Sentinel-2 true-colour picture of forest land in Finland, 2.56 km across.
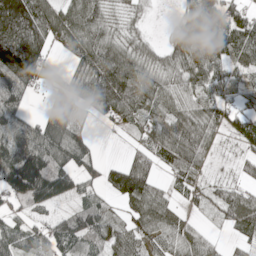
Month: May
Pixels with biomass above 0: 81%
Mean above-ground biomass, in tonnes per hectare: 77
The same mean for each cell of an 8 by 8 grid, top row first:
158 118 92 34 22 28 127 70
144 66 81 81 45 70 120 111
112 50 66 139 92 61 94 73
79 54 65 83 80 66 81 86
107 107 78 1 53 135 66 49
154 130 69 49 88 61 41 28
38 53 63 36 98 49 53 114
87 89 92 77 68 81 48 28
